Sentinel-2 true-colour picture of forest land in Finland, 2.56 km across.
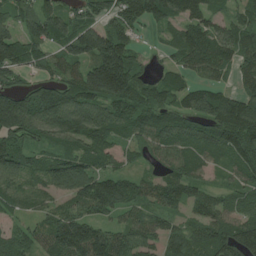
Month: July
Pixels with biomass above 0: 88%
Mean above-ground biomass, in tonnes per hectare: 96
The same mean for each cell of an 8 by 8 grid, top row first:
77 98 68 86 109 102 92 66
108 67 136 165 23 84 127 101
49 66 115 235 62 68 56 55
232 158 142 105 100 104 121 147
82 73 108 77 75 110 111 125
96 100 115 85 44 96 56 75
49 45 58 95 65 50 84 84
68 83 184 108 90 94 120 133
